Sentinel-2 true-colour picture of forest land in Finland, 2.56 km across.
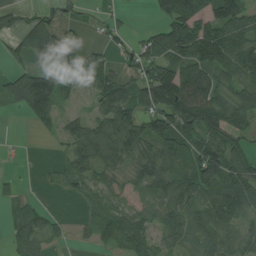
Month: August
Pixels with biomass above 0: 71%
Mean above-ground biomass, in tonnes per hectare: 71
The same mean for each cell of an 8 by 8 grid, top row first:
46 42 19 16 3 132 104 115
61 179 90 33 64 124 143 105
60 123 76 81 79 166 110 100
18 94 22 106 96 150 157 126
3 4 88 125 91 71 84 46
12 7 67 48 62 65 103 93
28 16 10 34 37 80 80 78
39 32 7 37 69 52 73 66
